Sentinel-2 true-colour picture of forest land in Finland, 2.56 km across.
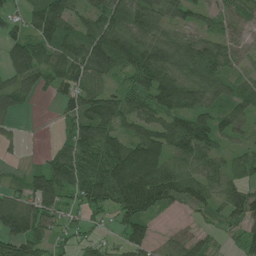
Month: July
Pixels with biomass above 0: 83%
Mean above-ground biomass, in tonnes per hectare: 73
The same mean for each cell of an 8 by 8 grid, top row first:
34 131 52 90 87 51 44 54
64 77 80 123 99 87 79 49
60 57 81 50 87 105 91 42
38 1 83 97 67 85 74 75
20 9 92 103 147 82 79 40
15 110 112 144 175 94 72 68
109 89 52 76 104 37 45 84
99 64 28 18 67 59 46 34
